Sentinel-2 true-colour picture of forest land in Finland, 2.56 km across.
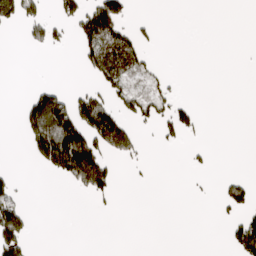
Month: March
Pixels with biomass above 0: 22%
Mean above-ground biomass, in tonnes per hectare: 34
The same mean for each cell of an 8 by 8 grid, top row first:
62 31 75 130 4 0 0 0
0 31 47 126 39 0 0 0
0 4 2 76 43 5 0 0
6 179 112 78 49 53 1 0
0 158 153 120 11 11 6 0
19 18 132 66 2 0 5 17
77 0 0 7 0 0 0 50
96 0 0 0 0 0 0 76
